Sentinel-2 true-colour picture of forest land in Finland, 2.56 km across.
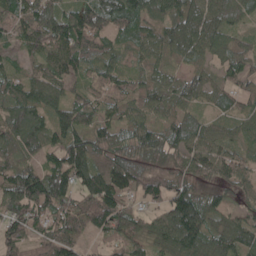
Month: May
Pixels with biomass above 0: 91%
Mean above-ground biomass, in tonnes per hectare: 76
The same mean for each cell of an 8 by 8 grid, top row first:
85 110 101 103 87 88 87 53
45 77 107 54 62 69 86 56
60 96 43 70 49 50 55 52
93 84 79 51 61 58 36 57
73 71 92 97 84 78 77 45
94 100 92 118 95 72 56 70
89 84 82 107 53 139 86 44
72 80 47 57 66 121 89 78
